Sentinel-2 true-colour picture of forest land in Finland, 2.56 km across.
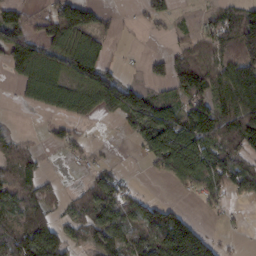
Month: February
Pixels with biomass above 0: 63%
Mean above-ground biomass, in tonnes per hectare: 69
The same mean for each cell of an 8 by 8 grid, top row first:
50 56 117 22 35 30 23 74
120 86 96 18 4 38 70 115
53 101 92 65 26 102 113 147
3 44 79 79 127 70 104 154
49 18 32 4 63 121 111 118
90 25 10 40 6 77 108 96
71 65 50 81 78 38 22 7
99 131 40 93 81 167 77 7
